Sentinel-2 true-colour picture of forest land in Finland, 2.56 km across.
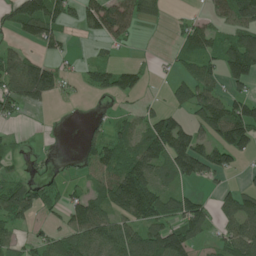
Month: June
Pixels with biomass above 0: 60%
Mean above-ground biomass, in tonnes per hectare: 62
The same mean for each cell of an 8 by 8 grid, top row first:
91 131 53 109 53 8 35 122
31 50 3 25 2 30 62 107
130 121 23 70 32 39 72 88
41 12 1 17 31 44 114 80
13 3 22 68 100 134 80 110
28 15 20 84 117 79 65 15
109 45 78 80 115 63 41 87
39 55 89 93 92 99 26 93
